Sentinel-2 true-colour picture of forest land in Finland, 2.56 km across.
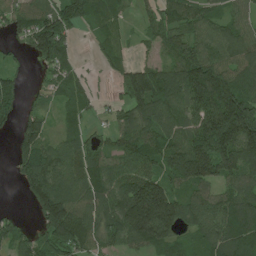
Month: June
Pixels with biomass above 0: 82%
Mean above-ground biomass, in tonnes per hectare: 106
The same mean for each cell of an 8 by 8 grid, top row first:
77 106 93 72 38 94 82 65
30 151 13 65 29 102 115 104
44 40 50 32 163 129 216 94
76 45 57 37 120 97 213 234
77 87 73 57 112 122 230 190
57 143 101 110 148 123 171 125
10 186 111 120 339 162 107 129
75 114 124 77 148 78 88 119
